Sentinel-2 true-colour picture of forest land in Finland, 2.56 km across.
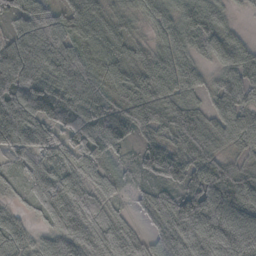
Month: October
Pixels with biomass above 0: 94%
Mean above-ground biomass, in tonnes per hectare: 72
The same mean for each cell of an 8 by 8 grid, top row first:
73 74 55 27 35 61 67 8
87 103 76 49 33 61 53 66
113 101 146 62 63 72 29 76
129 127 134 82 86 90 50 77
86 94 83 84 46 69 71 48
31 82 64 28 38 74 96 72
23 84 87 33 40 76 115 105
66 52 84 86 62 92 95 101
